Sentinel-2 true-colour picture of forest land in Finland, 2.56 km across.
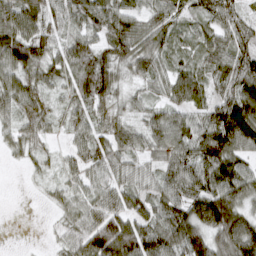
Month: March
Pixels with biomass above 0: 90%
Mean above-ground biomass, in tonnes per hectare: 65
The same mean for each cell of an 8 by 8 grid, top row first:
85 70 62 76 52 46 60 54
109 61 73 70 72 49 64 71
78 48 77 69 48 70 54 105
56 43 45 39 43 50 60 147
41 26 46 62 50 78 109 94
0 20 44 46 39 75 93 82
0 13 51 77 62 80 131 90
0 8 77 133 97 83 97 130
